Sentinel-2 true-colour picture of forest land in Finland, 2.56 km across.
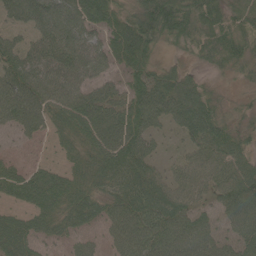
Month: June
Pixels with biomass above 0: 94%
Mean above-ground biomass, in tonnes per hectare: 64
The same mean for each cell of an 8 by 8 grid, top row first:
46 90 93 70 96 96 81 43
57 78 84 69 89 29 57 52
83 82 68 43 73 64 25 26
87 70 87 75 93 79 91 33
22 17 54 86 64 17 79 55
55 61 53 76 75 37 58 70
37 64 76 62 91 75 31 85
79 40 38 47 87 86 67 63
